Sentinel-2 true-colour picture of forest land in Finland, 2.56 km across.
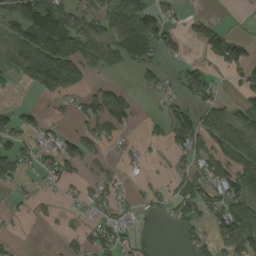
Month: August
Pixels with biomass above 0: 49%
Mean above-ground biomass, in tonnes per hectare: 48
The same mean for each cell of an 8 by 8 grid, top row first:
81 135 71 91 107 26 15 3
59 135 78 63 86 41 39 43
35 132 64 13 20 32 47 38
41 12 34 88 6 43 67 46
56 47 57 25 22 56 63 80
65 31 25 24 11 21 65 79
13 9 18 43 21 31 62 83
11 0 27 54 13 9 40 92
